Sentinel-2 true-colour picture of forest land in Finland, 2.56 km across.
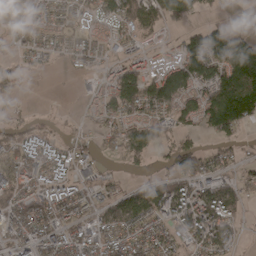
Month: April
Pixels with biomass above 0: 70%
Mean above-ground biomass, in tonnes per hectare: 72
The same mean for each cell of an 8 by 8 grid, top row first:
35 54 59 107 115 75 15 1
34 47 53 35 35 56 155 152
37 1 13 88 111 138 128 146
21 7 15 65 80 79 124 149
83 85 32 36 105 66 26 36
107 101 57 24 27 89 77 43
88 98 74 69 110 115 132 54
72 98 101 93 88 54 127 28
